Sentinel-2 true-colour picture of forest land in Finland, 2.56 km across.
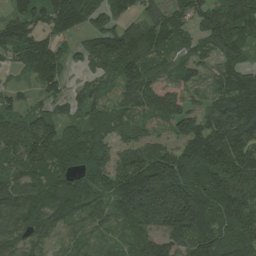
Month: July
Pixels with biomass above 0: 91%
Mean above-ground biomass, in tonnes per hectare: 118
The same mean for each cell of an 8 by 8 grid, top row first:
82 117 187 133 86 88 118 161
119 115 51 159 139 95 81 96
22 108 30 65 149 130 86 120
76 68 66 83 80 159 113 185
112 145 123 90 88 72 159 149
96 94 89 113 214 225 158 141
100 103 106 102 260 292 167 153
93 67 65 60 114 124 172 162
